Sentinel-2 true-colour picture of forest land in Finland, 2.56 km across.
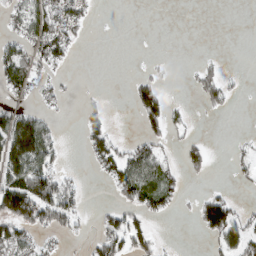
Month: March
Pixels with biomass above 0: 36%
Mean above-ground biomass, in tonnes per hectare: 34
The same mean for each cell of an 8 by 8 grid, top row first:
33 75 39 0 0 0 0 0
40 65 9 0 0 0 0 0
62 24 2 0 26 2 45 5
50 17 25 12 72 16 14 1
123 78 14 51 45 17 21 9
102 86 9 49 100 28 17 14
132 105 33 30 50 16 86 23
87 10 9 76 55 1 23 72
